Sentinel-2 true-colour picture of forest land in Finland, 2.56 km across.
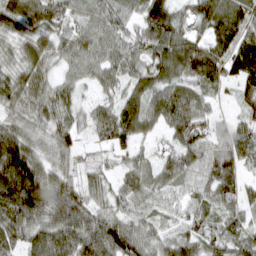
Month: March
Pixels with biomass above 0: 92%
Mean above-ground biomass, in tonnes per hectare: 66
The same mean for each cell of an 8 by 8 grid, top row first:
84 79 40 58 85 68 81 72
47 59 62 62 69 96 72 98
64 50 41 50 64 69 73 74
55 64 41 68 82 87 41 23
93 50 38 61 26 66 59 75
134 65 40 33 57 72 73 53
113 88 74 50 58 49 58 59
66 87 93 101 66 62 69 75
